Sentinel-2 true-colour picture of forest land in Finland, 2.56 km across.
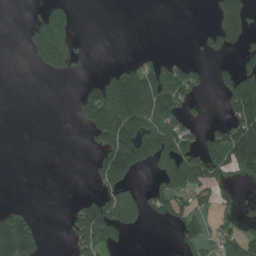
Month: July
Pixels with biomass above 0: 35%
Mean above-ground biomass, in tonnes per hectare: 60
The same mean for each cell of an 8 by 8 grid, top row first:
0 81 8 0 0 0 11 88
0 176 21 0 3 0 35 43
0 8 10 82 142 148 25 129
0 0 53 180 156 110 6 121
0 0 0 147 184 131 64 192
0 0 0 171 25 125 95 45
28 0 63 141 73 70 36 35
246 10 75 79 0 25 44 83
